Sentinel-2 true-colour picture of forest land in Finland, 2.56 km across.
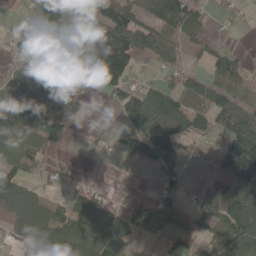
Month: May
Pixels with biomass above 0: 61%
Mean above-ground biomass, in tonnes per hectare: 61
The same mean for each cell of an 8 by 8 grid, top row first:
8 107 125 129 55 95 16 5
37 77 118 190 67 32 27 8
61 85 54 132 11 25 46 40
76 81 3 17 146 77 55 57
93 69 2 17 98 84 15 123
77 10 1 0 1 52 11 136
101 69 92 42 50 34 34 95
52 74 87 86 12 35 53 111
